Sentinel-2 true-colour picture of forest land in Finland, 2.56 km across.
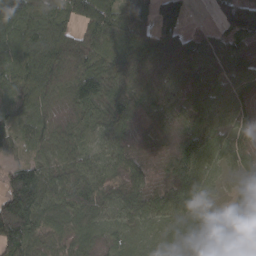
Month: March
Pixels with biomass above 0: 94%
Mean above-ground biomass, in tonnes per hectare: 71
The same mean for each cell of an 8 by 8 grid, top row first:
135 69 76 84 63 94 7 130
100 96 94 80 89 99 55 50
82 91 119 84 90 68 55 45
53 48 63 75 40 47 67 42
41 51 52 61 22 62 91 31
107 75 75 60 42 71 59 55
171 103 115 68 75 86 38 51
97 73 62 36 31 56 57 49
